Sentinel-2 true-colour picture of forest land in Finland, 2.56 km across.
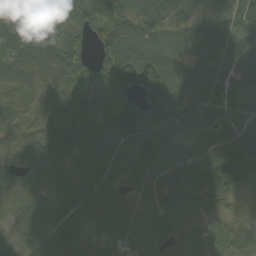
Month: September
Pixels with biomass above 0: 95%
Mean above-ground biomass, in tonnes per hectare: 73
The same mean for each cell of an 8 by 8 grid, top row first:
97 77 77 68 84 92 79 87
91 84 54 86 91 73 96 63
78 69 81 88 77 96 99 77
51 57 57 64 83 90 93 79
53 78 71 65 88 75 76 111
47 73 68 52 76 84 85 86
42 54 55 54 46 84 90 43
41 79 54 39 60 76 83 78
